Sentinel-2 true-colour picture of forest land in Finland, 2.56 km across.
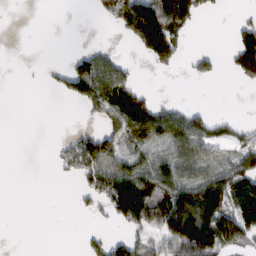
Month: February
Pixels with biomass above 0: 42%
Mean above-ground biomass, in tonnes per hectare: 59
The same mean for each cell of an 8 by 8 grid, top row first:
0 0 0 45 240 151 16 10
0 0 13 15 88 104 8 93
0 12 142 110 4 0 27 39
0 0 11 99 118 59 27 2
0 2 74 85 117 116 100 46
0 1 55 124 105 97 88 103
0 0 13 79 153 156 208 119
0 0 11 46 51 160 169 91
